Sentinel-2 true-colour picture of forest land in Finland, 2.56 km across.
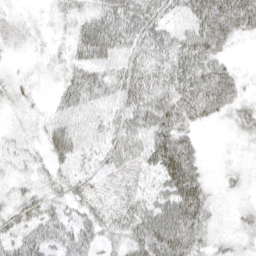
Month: April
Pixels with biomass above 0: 77%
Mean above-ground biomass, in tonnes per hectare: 28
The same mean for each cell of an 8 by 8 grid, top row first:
5 5 24 47 49 26 71 60
5 6 32 39 33 44 51 4
8 3 37 31 29 30 42 15
5 11 29 22 45 55 35 21
10 37 31 28 40 57 2 5
10 17 23 12 17 62 14 9
25 30 24 18 32 64 34 10
31 35 38 22 53 70 26 12
